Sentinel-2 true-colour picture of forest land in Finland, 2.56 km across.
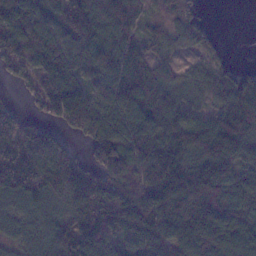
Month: January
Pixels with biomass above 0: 87%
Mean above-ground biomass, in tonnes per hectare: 104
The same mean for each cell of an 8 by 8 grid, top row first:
165 98 131 148 82 81 12 0
137 131 130 132 68 51 39 0
47 115 106 140 112 54 63 74
37 72 147 139 143 95 59 141
107 89 32 134 140 107 139 133
125 125 125 89 101 140 184 106
66 88 125 104 117 128 175 103
50 94 149 82 116 130 164 129
